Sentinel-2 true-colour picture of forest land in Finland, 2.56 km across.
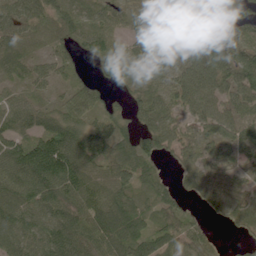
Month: June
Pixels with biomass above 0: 87%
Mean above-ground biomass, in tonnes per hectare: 66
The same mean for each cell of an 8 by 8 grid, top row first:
64 65 63 54 30 84 82 43
48 27 51 54 74 44 110 81
39 39 31 36 44 64 91 96
64 44 71 42 60 55 69 64
83 113 82 73 74 55 47 75
93 129 95 67 60 24 61 45
91 83 90 111 64 48 31 64
76 85 96 110 85 57 31 14
